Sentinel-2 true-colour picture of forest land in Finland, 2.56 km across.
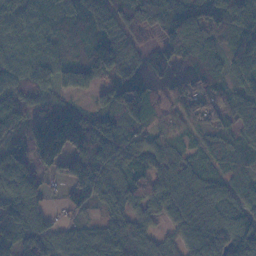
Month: November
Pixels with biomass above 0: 88%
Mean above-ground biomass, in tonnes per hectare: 76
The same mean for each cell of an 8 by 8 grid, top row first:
87 73 38 56 99 107 77 96
74 67 49 98 30 112 76 69
94 96 104 65 61 40 76 60
99 65 45 104 123 65 91 61
55 206 110 94 57 53 38 43
150 37 115 58 63 64 53 41
127 45 40 55 64 62 84 78
87 68 54 85 82 54 98 111
